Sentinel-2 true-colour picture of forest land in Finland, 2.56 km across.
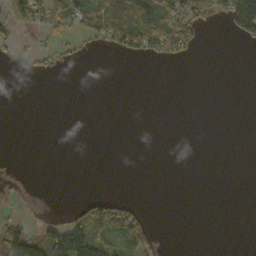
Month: October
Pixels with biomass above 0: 22%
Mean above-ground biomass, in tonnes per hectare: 25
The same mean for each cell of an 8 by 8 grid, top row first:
21 67 70 97 116 68 42 195
18 16 13 28 77 55 3 8
1 5 0 0 0 0 0 0
0 0 0 0 0 0 0 0
0 0 0 0 0 0 0 0
5 0 0 0 0 0 0 0
11 6 36 85 10 0 0 0
111 104 169 95 61 0 0 0
